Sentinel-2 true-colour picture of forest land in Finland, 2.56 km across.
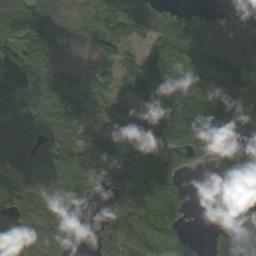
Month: September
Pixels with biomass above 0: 83%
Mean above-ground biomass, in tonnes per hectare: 101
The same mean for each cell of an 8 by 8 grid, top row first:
151 91 32 85 109 124 56 55
126 121 33 82 54 145 105 104
122 122 94 90 181 139 131 111
105 109 109 62 94 152 145 105
83 88 103 101 120 124 126 93
93 92 134 118 158 72 16 96
101 120 58 59 140 128 1 34
93 132 64 101 135 130 32 154
